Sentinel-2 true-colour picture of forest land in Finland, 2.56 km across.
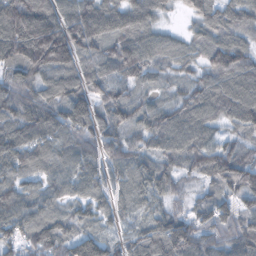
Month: October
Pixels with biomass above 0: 93%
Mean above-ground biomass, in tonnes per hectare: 81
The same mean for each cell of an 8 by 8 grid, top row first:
143 101 109 95 84 16 84 84
132 182 90 72 82 47 81 93
69 83 82 75 48 38 68 92
41 94 113 92 65 77 67 98
107 96 95 75 56 84 85 58
68 62 82 56 77 69 84 133
85 48 43 49 51 43 73 82
78 101 81 51 92 133 80 108
